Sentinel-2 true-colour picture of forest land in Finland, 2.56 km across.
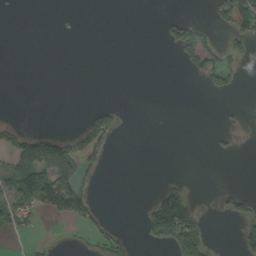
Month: September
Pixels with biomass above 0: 17%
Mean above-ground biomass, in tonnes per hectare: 23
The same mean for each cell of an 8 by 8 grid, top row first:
0 0 1 0 0 16 13 95
0 0 0 0 0 43 59 32
0 0 0 0 0 0 45 19
0 0 5 35 0 0 0 3
58 106 67 33 0 0 2 4
80 96 46 0 0 5 0 0
62 39 74 1 20 135 3 28
6 5 5 40 16 123 43 36
